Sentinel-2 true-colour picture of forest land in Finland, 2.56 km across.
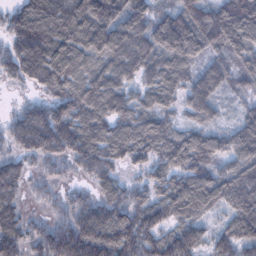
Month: January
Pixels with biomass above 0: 96%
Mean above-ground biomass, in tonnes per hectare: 112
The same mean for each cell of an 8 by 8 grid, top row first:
87 151 163 149 125 111 134 176
97 169 137 170 130 154 104 117
54 116 113 133 101 108 122 73
46 127 131 132 106 62 87 51
82 148 147 142 116 115 107 122
96 55 55 109 66 104 103 120
71 42 98 141 119 112 75 101
110 112 167 164 136 125 76 114
